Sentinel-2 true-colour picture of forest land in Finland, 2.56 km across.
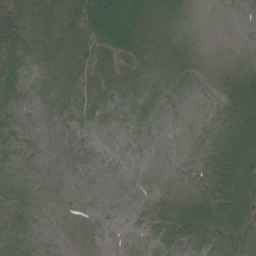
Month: July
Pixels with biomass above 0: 42%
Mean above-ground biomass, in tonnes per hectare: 10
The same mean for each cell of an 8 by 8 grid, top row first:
42 27 43 75 34 10 0 0
29 22 28 36 24 7 0 0
16 4 9 14 9 4 2 14
4 0 3 3 4 0 1 23
1 0 0 0 0 0 6 29
1 0 0 0 0 0 7 28
1 0 0 0 1 11 17 21
0 0 0 0 0 5 5 10
